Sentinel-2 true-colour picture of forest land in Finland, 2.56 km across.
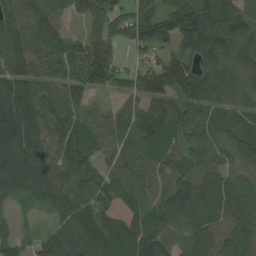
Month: August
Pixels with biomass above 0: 92%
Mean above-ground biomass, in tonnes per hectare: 94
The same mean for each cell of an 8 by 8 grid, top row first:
91 98 53 90 86 106 121 121
108 105 69 70 73 59 119 94
112 88 88 99 89 114 90 73
161 93 66 50 89 86 76 69
151 107 94 83 100 59 75 94
129 97 83 74 90 94 85 66
21 53 99 127 76 101 108 109
69 124 141 108 143 88 124 116
